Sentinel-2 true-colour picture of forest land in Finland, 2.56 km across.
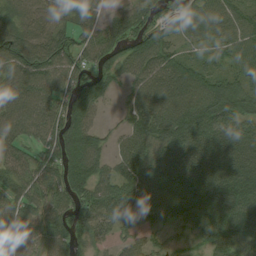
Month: August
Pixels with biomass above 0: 88%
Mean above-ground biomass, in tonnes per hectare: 77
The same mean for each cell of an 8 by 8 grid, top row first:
52 57 68 42 63 63 72 68
103 100 69 60 85 46 32 65
88 77 56 44 73 85 74 61
87 83 80 10 92 107 112 105
65 75 110 39 82 102 81 85
65 77 92 70 92 118 133 118
78 72 81 92 96 114 135 114
80 75 53 37 42 24 68 88
